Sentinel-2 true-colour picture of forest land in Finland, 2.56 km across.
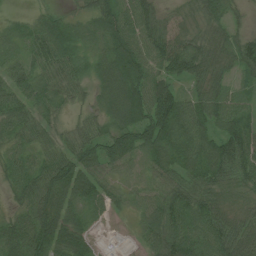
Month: July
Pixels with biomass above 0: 91%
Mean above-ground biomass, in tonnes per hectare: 56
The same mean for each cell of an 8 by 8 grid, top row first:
12 28 32 73 67 18 47 24
36 69 45 70 65 67 48 55
80 44 41 80 74 53 55 28
70 48 24 64 80 84 66 49
34 45 57 68 66 68 61 76
42 67 104 44 33 52 60 57
28 80 61 48 45 67 60 27
70 109 69 1 55 82 79 64
